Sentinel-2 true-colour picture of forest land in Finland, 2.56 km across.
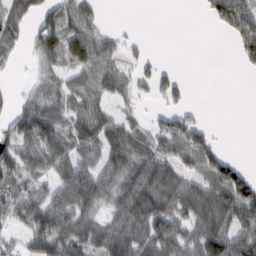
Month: February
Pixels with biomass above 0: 68%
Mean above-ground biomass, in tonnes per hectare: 50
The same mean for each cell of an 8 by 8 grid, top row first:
60 42 55 0 0 0 24 88
32 63 70 37 9 0 0 39
4 34 41 51 32 37 0 0
48 71 49 32 16 50 3 0
72 71 61 76 59 75 57 0
67 48 87 62 84 65 76 63
101 82 70 43 93 77 84 89
29 76 67 82 78 75 90 65
